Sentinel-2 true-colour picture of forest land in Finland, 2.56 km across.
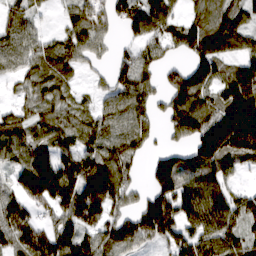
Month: March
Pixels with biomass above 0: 81%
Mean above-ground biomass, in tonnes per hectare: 99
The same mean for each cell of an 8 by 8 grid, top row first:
69 12 82 79 124 53 78 69
85 68 82 32 67 68 114 65
40 90 24 67 82 99 123 117
48 68 72 82 74 123 115 247
99 96 81 101 65 41 185 196
82 214 164 145 34 170 115 34
126 94 180 108 105 134 140 85
116 157 144 116 88 87 111 80
